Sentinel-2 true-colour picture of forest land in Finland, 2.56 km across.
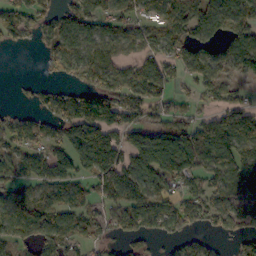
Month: October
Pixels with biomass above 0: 71%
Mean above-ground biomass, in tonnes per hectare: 71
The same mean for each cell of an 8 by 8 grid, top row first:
78 57 80 61 48 87 101 92
23 43 58 58 56 67 57 77
5 17 46 74 101 45 70 43
26 49 116 120 70 48 36 91
60 72 118 125 101 122 109 113
59 81 64 117 113 99 65 80
92 75 57 60 109 83 83 69
70 82 57 44 45 38 31 42
